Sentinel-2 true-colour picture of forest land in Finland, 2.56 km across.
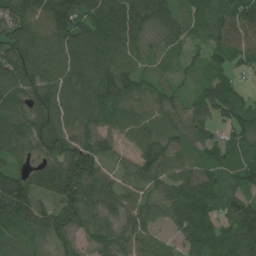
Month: July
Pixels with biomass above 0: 94%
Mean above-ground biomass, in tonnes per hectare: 75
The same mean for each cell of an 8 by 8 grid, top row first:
75 113 119 131 102 53 80 85
85 88 113 116 58 40 64 78
85 81 90 105 56 32 56 33
59 87 81 82 83 58 66 86
71 82 77 41 75 65 47 56
69 99 132 42 63 81 58 77
122 57 94 55 60 64 80 116
57 54 41 59 60 39 75 105
